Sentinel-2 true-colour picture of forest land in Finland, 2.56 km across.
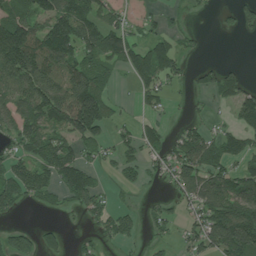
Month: July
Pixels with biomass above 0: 59%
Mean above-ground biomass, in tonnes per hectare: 91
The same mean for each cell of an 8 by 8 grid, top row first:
107 125 160 78 36 18 7 70
259 160 152 141 86 60 7 0
154 174 157 47 86 52 50 54
134 192 279 51 31 8 23 106
79 140 115 60 94 79 108 85
109 103 117 27 64 129 126 97
48 42 58 64 27 44 143 188
81 33 24 49 31 38 143 214
